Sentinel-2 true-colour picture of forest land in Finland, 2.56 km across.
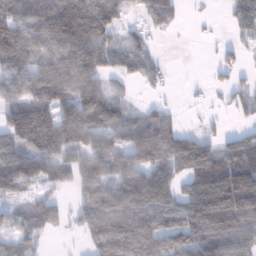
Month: January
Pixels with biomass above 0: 75%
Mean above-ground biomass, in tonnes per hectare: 93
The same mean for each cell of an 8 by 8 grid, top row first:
157 186 200 113 69 51 6 83
153 94 136 99 71 1 2 34
96 152 151 57 50 5 14 24
111 109 150 116 47 19 11 38
109 122 94 94 148 108 62 85
126 84 92 100 103 84 143 136
39 85 58 154 159 116 151 150
68 23 27 172 166 100 109 107
